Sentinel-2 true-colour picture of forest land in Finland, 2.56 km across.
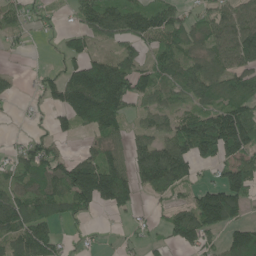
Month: June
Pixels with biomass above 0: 69%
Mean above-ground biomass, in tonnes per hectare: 82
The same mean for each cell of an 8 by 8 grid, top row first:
44 23 65 123 121 72 66 97
18 1 70 32 51 80 76 127
16 44 166 179 88 77 113 114
6 27 156 139 45 57 98 132
21 51 13 57 62 111 162 131
63 120 185 174 95 121 17 147
113 95 88 70 12 58 197 93
84 85 12 6 30 57 55 122
